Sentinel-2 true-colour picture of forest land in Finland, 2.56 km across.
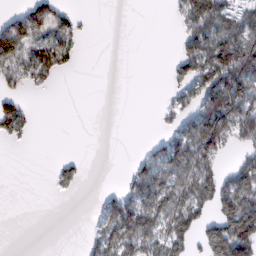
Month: February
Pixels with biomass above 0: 43%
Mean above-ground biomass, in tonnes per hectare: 49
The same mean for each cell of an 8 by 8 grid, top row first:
51 92 14 0 0 24 119 71
111 72 18 0 0 14 106 135
51 31 0 0 0 29 107 147
68 0 0 0 0 37 141 127
10 0 0 0 9 87 135 70
0 4 21 0 75 83 76 78
0 0 0 57 90 86 51 130
0 0 5 76 76 76 81 178
